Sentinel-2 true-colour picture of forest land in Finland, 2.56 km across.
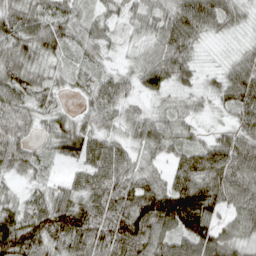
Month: April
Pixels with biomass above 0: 92%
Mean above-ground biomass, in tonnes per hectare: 62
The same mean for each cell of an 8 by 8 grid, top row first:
66 64 46 34 47 69 75 34
73 62 50 22 28 84 10 21
80 52 46 49 57 55 18 78
65 49 25 42 29 38 15 65
72 39 91 58 49 46 48 70
33 23 50 92 61 65 92 88
62 85 92 98 109 137 99 70
122 77 79 84 80 78 102 54
